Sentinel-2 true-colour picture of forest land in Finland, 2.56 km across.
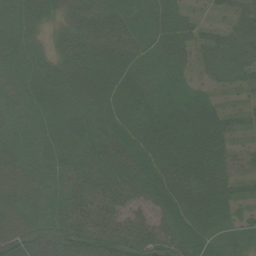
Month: August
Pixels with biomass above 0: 94%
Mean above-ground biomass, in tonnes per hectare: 46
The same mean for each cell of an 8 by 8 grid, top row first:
43 32 39 37 37 41 15 42
42 19 51 46 39 55 44 48
38 51 57 52 37 44 25 35
37 51 45 49 49 63 52 25
40 40 45 53 62 77 68 14
55 34 39 49 48 65 65 31
46 37 47 37 27 53 61 26
71 61 72 65 68 64 35 25
